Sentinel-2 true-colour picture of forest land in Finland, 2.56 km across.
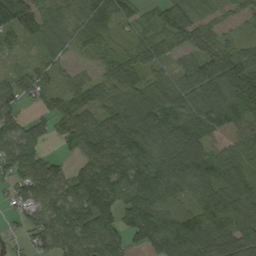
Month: August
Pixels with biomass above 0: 88%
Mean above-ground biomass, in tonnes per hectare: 75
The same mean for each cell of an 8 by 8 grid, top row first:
111 62 77 75 21 81 33 38
27 49 45 35 64 64 64 43
50 42 50 90 72 63 117 145
50 44 100 82 135 84 86 85
101 37 84 99 104 114 67 54
65 107 67 91 99 96 98 72
31 80 99 84 97 38 81 92
12 76 105 79 61 107 108 92
